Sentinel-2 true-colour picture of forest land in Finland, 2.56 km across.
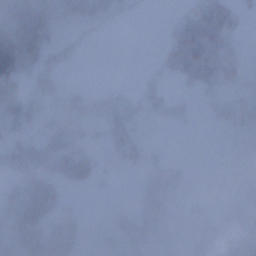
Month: December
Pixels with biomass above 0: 49%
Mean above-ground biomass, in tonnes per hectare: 47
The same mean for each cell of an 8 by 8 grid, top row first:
94 93 45 7 1 40 142 29
135 72 11 0 0 104 82 37
102 37 0 0 24 33 74 33
89 38 59 40 37 33 20 83
57 71 52 34 21 0 6 23
80 87 71 8 26 31 0 24
66 87 14 11 46 16 3 77
85 94 49 46 54 3 87 81
